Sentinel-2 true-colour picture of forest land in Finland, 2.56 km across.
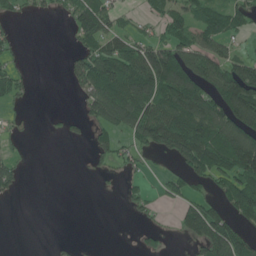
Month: June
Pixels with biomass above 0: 47%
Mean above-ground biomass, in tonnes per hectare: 60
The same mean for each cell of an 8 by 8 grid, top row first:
17 16 82 56 18 52 70 45
17 0 47 91 95 101 76 21
49 0 71 163 171 163 105 133
15 5 21 148 139 165 139 163
13 0 9 52 80 148 158 168
46 0 2 13 16 27 74 122
1 0 0 0 28 21 58 96
0 3 5 0 21 7 100 91
